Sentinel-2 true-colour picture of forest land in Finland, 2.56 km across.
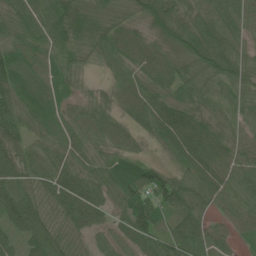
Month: June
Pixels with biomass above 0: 94%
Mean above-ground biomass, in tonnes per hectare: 68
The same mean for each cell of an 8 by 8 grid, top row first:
74 71 113 65 63 90 68 67
65 66 80 70 61 80 105 53
92 62 25 29 59 82 74 70
84 67 34 39 68 81 52 58
80 53 58 52 21 89 79 49
81 79 86 82 80 52 75 66
82 70 120 49 101 90 51 60
36 85 49 49 76 70 61 27
